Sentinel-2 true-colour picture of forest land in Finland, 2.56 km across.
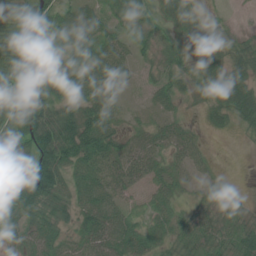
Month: July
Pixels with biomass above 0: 82%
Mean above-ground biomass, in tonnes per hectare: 44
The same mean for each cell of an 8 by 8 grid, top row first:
41 59 52 31 29 71 20 5
77 56 73 42 22 47 50 28
84 61 40 49 15 32 42 54
75 73 55 41 11 17 27 53
56 87 90 48 34 39 12 2
58 80 53 45 37 28 19 0
48 53 53 54 21 33 26 19
38 56 48 73 57 35 45 42
